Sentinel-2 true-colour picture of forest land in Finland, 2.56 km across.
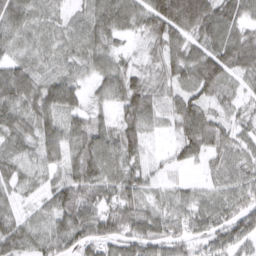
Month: March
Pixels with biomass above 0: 91%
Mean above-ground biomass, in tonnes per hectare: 68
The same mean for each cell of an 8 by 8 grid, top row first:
82 45 40 99 89 149 110 72
43 42 57 46 23 74 89 109
101 70 50 72 48 58 99 58
87 87 63 46 92 63 59 35
68 82 98 83 71 42 74 54
58 52 87 60 66 18 36 67
40 51 98 67 62 60 65 72
78 71 73 71 85 58 56 64
